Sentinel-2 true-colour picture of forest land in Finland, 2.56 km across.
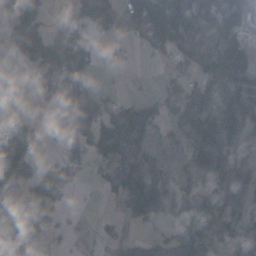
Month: November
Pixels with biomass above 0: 69%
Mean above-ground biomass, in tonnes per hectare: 82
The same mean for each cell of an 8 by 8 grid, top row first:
117 39 65 83 127 164 104 77
88 154 161 10 39 120 124 110
13 68 88 5 6 46 106 139
32 18 105 83 100 73 139 134
98 62 91 134 47 30 130 115
95 53 22 79 84 51 86 125
124 137 4 16 145 84 129 125
50 37 13 35 53 68 127 74
